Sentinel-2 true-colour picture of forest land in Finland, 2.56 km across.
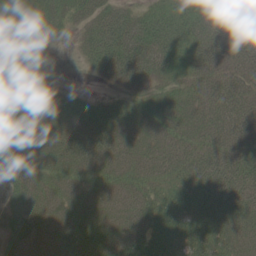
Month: June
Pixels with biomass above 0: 92%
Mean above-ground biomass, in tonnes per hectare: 52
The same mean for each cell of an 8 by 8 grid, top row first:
65 47 41 68 50 64 77 76
62 27 25 95 99 78 79 70
15 19 1 38 60 42 50 48
48 41 52 42 44 43 53 65
43 42 55 52 40 41 50 56
41 36 38 42 42 48 71 70
57 44 42 39 52 66 58 60
56 56 60 52 62 69 63 47
